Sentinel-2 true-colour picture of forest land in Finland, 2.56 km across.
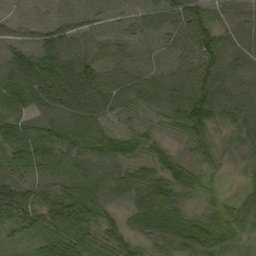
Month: September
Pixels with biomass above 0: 90%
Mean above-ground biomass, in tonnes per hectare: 57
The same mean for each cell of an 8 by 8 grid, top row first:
11 9 17 11 34 63 63 48
50 77 57 34 10 42 92 41
78 111 115 56 50 68 93 47
53 60 88 60 47 82 103 77
66 78 84 76 51 31 62 43
56 41 65 79 67 41 33 14
79 70 80 40 78 60 35 34
20 59 68 56 41 61 75 53
